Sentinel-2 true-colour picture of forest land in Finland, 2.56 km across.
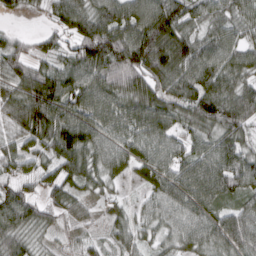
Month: March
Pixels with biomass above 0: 91%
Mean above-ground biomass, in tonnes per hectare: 75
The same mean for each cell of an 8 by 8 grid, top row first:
13 28 85 96 121 107 55 59
49 38 99 137 139 116 72 54
80 113 108 84 95 81 92 55
81 144 110 95 105 73 104 81
52 81 134 81 67 70 61 73
51 55 71 48 43 91 106 89
106 54 32 25 37 81 74 63
67 21 28 28 36 51 70 82
